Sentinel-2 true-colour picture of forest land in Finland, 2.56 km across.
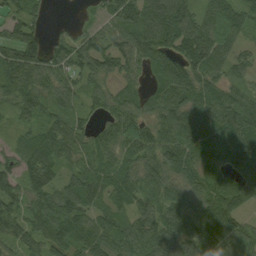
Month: September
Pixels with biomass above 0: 91%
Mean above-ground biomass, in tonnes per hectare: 79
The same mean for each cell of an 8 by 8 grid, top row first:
62 28 10 71 104 128 71 81
104 70 72 75 89 93 106 43
103 76 72 54 43 102 91 45
57 72 57 71 69 103 90 103
51 110 82 76 94 96 98 110
86 96 78 74 70 81 77 89
86 77 76 63 55 82 89 72
78 96 74 76 76 86 113 92
